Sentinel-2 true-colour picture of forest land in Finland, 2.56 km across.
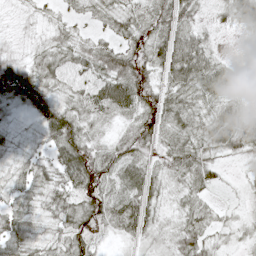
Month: May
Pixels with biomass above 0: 88%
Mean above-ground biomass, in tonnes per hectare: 36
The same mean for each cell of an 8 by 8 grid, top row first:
8 12 17 32 33 62 18 53
13 27 33 39 33 80 40 1
66 40 29 74 37 55 58 19
16 52 37 44 41 40 37 38
18 32 56 29 36 39 42 55
33 31 78 43 48 33 32 10
29 32 48 50 51 21 23 11
53 35 46 12 25 39 30 17
